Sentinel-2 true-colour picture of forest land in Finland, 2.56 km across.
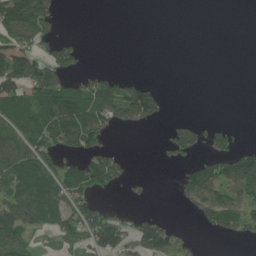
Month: June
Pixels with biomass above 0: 42%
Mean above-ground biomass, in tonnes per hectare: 54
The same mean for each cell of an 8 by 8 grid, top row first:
160 93 0 0 0 0 0 0
101 63 34 0 0 0 0 0
122 121 52 51 30 0 0 0
106 127 131 97 130 0 0 0
84 97 104 25 0 80 54 27
112 94 87 87 9 18 118 134
104 122 80 15 7 5 84 74
86 14 54 107 103 52 2 29
